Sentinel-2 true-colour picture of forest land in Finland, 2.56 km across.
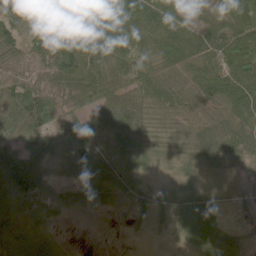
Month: June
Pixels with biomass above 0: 90%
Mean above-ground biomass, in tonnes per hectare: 53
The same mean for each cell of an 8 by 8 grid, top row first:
34 41 108 93 86 59 42 68
50 64 78 58 47 69 60 84
53 55 74 68 64 57 87 80
74 53 41 84 57 58 66 63
59 57 67 32 40 42 82 18
137 51 34 40 27 27 27 15
86 57 33 15 27 41 49 14
84 53 1 1 4 15 54 37
